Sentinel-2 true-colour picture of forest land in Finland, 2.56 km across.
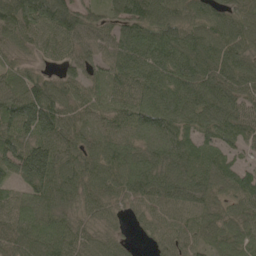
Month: May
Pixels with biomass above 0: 95%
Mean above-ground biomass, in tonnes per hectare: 84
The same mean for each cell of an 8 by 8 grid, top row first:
116 104 80 70 116 88 86 69
61 56 68 84 113 126 107 80
70 56 60 97 98 128 124 90
130 127 66 69 100 116 111 92
99 101 71 79 71 95 68 54
78 112 89 87 114 95 87 81
83 92 57 46 52 65 60 53
91 110 69 45 15 57 54 66
